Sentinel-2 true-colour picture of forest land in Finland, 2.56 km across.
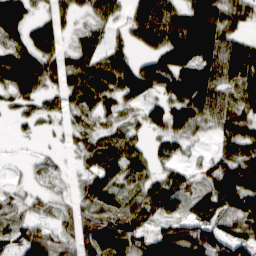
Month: March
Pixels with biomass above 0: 81%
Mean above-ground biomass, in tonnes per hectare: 54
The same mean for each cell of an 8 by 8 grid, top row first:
63 37 23 38 81 65 88 41
56 58 35 37 43 98 95 62
81 50 73 76 92 92 82 65
21 31 43 27 45 73 68 53
3 5 22 43 28 35 10 61
3 15 20 58 43 42 62 94
31 27 52 62 50 36 31 86
40 60 72 92 58 110 109 73
